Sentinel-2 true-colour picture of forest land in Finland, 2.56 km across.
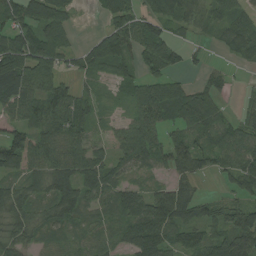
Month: August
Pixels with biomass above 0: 81%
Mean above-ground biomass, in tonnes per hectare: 62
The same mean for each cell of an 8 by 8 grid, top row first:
85 87 9 65 55 69 55 55
100 107 42 99 73 53 18 67
90 67 31 34 57 33 26 6
59 75 53 11 71 80 81 30
83 72 55 39 87 70 56 76
52 75 88 53 30 46 35 72
80 60 80 69 98 121 44 63
62 44 38 40 117 50 67 93
